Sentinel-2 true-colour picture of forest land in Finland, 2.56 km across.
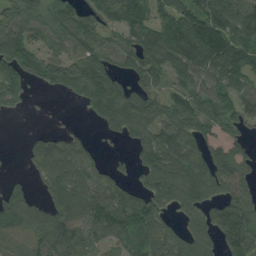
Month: August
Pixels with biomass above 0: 77%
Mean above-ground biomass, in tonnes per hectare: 81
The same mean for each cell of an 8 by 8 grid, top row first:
87 96 61 65 91 95 89 86
138 64 81 69 120 117 112 93
128 77 109 86 67 52 76 67
22 6 12 121 99 96 80 72
2 98 54 10 91 113 62 48
8 88 90 59 71 128 105 73
91 79 101 160 142 57 65 101
72 91 69 80 114 80 69 85
